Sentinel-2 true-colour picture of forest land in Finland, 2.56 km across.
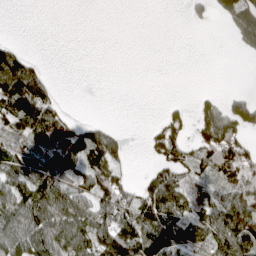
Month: April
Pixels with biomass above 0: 51%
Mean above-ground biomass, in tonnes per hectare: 53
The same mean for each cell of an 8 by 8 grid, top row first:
0 0 0 0 0 0 18 99
41 0 0 0 0 0 0 24
135 45 0 0 0 0 0 0
120 92 3 0 0 17 55 76
45 36 96 79 10 77 100 94
70 92 53 78 28 68 45 100
89 109 81 103 111 89 56 109
92 114 86 137 134 86 61 117
